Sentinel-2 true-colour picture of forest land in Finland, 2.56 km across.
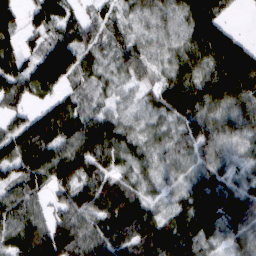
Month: February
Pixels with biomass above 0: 90%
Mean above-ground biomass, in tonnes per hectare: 63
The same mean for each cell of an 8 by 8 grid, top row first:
53 78 28 29 44 47 107 6
44 82 80 43 53 45 93 79
72 115 37 23 36 61 72 114
37 69 57 35 33 75 66 64
84 96 91 80 39 48 54 26
57 74 80 51 38 21 52 22
71 43 85 87 59 40 73 81
70 124 103 100 86 121 50 46
